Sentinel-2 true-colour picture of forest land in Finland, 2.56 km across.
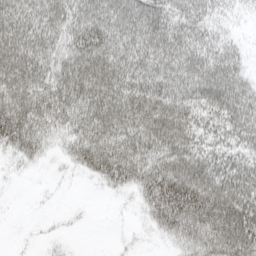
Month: April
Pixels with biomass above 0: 79%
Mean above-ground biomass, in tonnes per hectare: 51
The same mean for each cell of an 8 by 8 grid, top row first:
89 66 59 62 67 48 38 12
73 66 74 69 65 54 43 18
70 62 71 71 74 65 60 39
99 68 64 69 82 81 52 51
62 34 68 71 67 63 40 40
5 2 11 54 67 82 66 54
1 2 2 1 30 97 98 70
2 5 1 2 4 38 77 78
